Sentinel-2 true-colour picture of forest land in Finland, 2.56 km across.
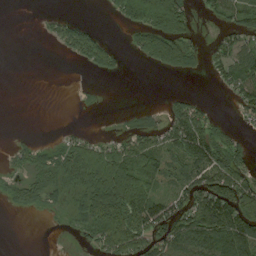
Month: August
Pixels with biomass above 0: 50%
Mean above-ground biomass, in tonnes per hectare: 50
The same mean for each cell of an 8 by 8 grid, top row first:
0 10 6 20 110 106 20 43
0 5 62 27 59 91 16 62
0 0 1 5 0 2 10 90
0 0 3 1 16 46 30 32
13 16 51 46 52 74 108 32
24 50 82 135 106 46 110 88
20 18 41 111 136 70 146 144
0 0 12 108 102 111 120 129
